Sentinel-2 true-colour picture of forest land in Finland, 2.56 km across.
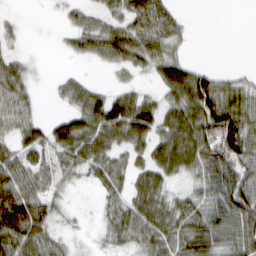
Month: March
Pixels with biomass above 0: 73%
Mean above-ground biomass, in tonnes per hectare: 50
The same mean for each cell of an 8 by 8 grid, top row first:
5 2 27 34 77 30 0 0
11 1 34 64 60 30 0 0
54 4 22 8 13 77 62 25
58 3 54 77 66 59 107 86
41 59 79 54 52 79 89 108
73 52 35 58 54 44 69 83
123 58 4 44 74 55 66 116
91 56 6 35 67 71 79 79
